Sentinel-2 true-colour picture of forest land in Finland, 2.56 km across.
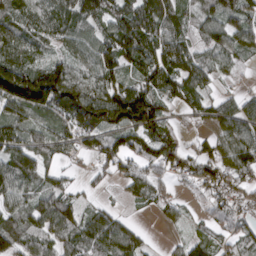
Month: March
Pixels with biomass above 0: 83%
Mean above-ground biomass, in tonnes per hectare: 84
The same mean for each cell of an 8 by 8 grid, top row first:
94 88 113 101 120 78 80 86
101 55 72 106 113 93 73 67
203 187 90 92 102 100 70 28
78 97 147 152 177 35 57 84
95 81 74 100 121 87 47 109
96 59 27 49 75 62 90 82
74 100 64 29 23 36 45 72
100 87 86 107 38 19 53 73
